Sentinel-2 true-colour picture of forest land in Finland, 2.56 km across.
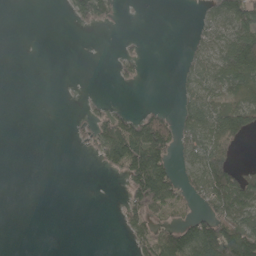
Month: May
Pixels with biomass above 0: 36%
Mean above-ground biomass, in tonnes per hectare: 39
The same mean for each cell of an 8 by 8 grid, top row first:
0 0 37 36 0 0 39 107
0 0 0 1 8 1 43 123
0 0 0 6 9 15 60 100
0 0 11 34 30 32 71 96
0 0 22 119 143 63 72 38
0 0 0 15 142 58 129 63
0 0 0 1 87 43 60 96
0 0 0 0 58 125 171 135
